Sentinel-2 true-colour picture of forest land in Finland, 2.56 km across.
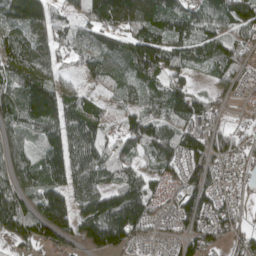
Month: April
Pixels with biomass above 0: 87%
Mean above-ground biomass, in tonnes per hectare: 91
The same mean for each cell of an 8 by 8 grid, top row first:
142 123 63 150 143 114 91 131
94 88 51 93 162 90 92 84
105 87 35 61 86 77 43 50
93 128 109 39 92 128 96 3
68 81 122 60 118 112 106 63
98 106 117 72 75 48 97 38
152 178 100 168 126 67 79 32
80 95 79 148 37 48 70 49
